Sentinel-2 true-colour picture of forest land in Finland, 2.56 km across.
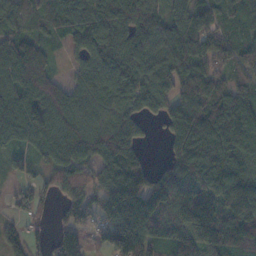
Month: November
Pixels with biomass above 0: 88%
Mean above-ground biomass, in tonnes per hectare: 107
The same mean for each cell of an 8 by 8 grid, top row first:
83 77 112 123 119 85 79 71
114 56 68 115 107 125 93 89
111 104 67 126 119 151 133 75
117 154 109 108 67 109 145 147
51 101 122 135 33 84 160 128
36 47 109 120 99 145 162 140
45 34 77 162 178 160 147 159
99 24 68 126 149 118 146 129
